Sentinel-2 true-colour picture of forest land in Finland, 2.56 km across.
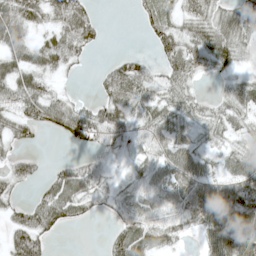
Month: May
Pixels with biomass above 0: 71%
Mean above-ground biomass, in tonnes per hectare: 40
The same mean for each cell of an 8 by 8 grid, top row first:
70 41 57 0 21 27 46 45
56 54 39 0 4 65 73 41
59 24 4 50 49 54 12 26
39 48 45 58 41 43 33 42
29 1 27 34 32 49 21 25
41 23 57 14 40 59 46 61
30 62 39 21 39 48 90 68
65 28 0 39 55 23 38 74
